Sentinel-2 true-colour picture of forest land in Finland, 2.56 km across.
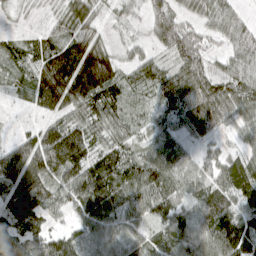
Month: April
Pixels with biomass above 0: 89%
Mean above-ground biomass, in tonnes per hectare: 72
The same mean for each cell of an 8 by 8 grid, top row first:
12 18 70 25 47 65 55 32
38 60 100 43 24 92 43 67
36 118 138 96 65 87 81 74
6 50 74 71 29 65 99 72
56 130 144 67 37 46 31 36
116 109 111 122 91 59 48 101
143 81 76 91 82 61 86 88
91 64 75 72 54 86 95 124
